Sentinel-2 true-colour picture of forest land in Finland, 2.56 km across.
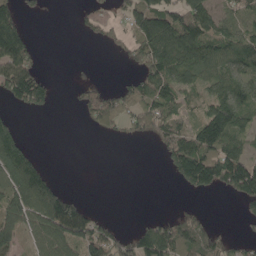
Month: May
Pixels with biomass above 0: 53%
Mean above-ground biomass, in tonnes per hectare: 80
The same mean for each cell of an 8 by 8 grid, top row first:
80 9 23 38 134 130 110 70
158 1 0 26 139 151 101 137
183 56 17 6 106 111 72 96
32 27 39 134 126 97 91 138
82 0 0 9 19 125 171 99
109 55 0 0 0 59 171 208
136 181 102 0 0 15 9 32
75 127 150 115 127 148 99 35
